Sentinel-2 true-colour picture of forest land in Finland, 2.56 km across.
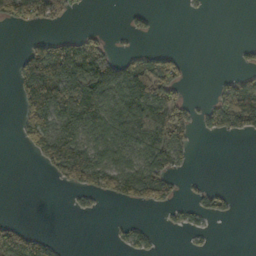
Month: October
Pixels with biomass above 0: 39%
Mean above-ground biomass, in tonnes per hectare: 48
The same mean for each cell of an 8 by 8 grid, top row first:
87 85 6 0 23 0 3 0
3 87 84 39 12 7 0 13
44 146 119 107 115 83 2 50
23 137 95 89 91 72 52 181
8 127 120 86 79 72 0 1
0 18 126 111 95 36 4 0
0 0 15 4 27 32 43 4
104 32 0 9 38 0 10 0
